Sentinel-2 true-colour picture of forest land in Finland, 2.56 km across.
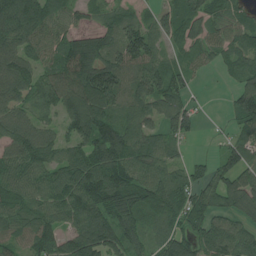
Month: July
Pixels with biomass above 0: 86%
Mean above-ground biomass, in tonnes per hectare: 103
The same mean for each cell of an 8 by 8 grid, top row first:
201 134 63 65 44 85 101 65
112 100 148 101 142 55 63 90
130 95 164 160 138 109 7 68
88 76 158 115 86 116 8 121
115 104 114 169 97 54 8 106
107 102 151 141 104 86 69 101
91 101 135 140 115 97 93 83
78 122 159 138 71 110 107 115
